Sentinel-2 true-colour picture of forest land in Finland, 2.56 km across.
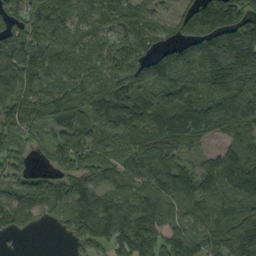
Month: September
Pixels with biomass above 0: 89%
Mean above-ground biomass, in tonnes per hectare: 108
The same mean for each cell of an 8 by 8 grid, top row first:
72 138 69 80 63 58 221 163
111 194 88 77 58 89 191 245
139 84 102 95 110 144 172 236
106 104 137 115 95 138 146 156
57 68 144 53 117 122 40 75
65 51 95 73 121 134 91 118
136 67 109 120 119 84 75 110
11 0 65 112 117 109 79 160
